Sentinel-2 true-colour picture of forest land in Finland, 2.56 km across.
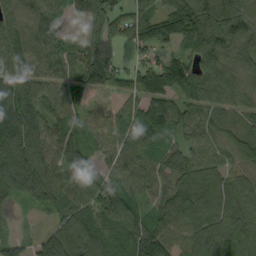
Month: September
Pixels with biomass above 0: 92%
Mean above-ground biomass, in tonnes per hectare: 94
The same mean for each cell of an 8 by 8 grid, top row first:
91 98 53 90 86 106 121 121
108 105 69 70 73 59 119 94
112 88 88 99 89 114 90 73
161 93 66 50 89 86 76 69
151 107 94 83 100 59 75 94
129 97 83 74 90 94 85 66
21 53 99 127 76 101 108 109
69 124 141 108 143 88 124 116
